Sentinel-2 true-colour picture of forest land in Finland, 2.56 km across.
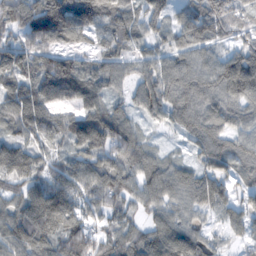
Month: November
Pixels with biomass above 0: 91%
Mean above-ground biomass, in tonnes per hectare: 84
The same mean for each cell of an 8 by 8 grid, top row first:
118 202 176 110 87 69 133 68
90 103 54 75 52 71 60 70
99 138 120 78 82 94 86 164
93 86 71 71 65 84 81 69
85 56 105 101 56 14 76 63
110 66 103 92 83 80 69 59
72 145 75 64 55 62 48 56
99 89 104 69 88 77 46 22
